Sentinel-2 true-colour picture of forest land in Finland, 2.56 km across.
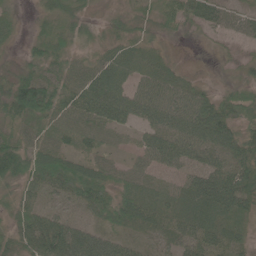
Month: June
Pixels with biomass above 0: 91%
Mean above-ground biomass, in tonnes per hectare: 43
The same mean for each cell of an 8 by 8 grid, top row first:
18 26 27 15 25 50 48 34
15 45 17 30 31 8 8 15
59 63 49 59 41 35 9 23
59 59 59 69 46 59 59 49
51 43 31 29 30 50 53 56
61 72 64 38 33 25 62 58
42 33 29 57 57 41 62 46
40 97 79 43 23 40 48 29
